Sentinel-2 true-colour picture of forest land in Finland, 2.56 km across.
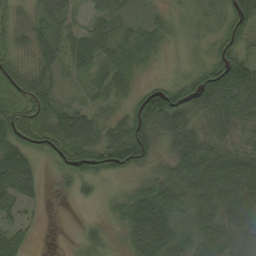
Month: September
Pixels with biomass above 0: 85%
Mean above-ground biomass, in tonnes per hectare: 55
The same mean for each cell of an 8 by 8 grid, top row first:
24 43 14 55 19 11 30 71
32 45 58 48 45 4 22 51
64 45 16 42 11 25 100 125
74 71 47 26 90 97 65 82
71 75 88 85 84 63 67 43
117 9 42 35 27 76 100 108
43 9 2 17 100 92 87 104
49 0 11 11 105 72 86 77
